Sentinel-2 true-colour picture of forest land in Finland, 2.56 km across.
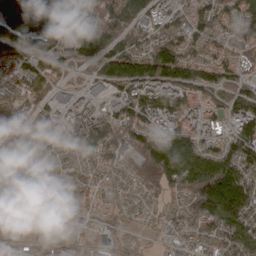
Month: April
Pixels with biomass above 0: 85%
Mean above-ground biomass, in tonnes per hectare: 88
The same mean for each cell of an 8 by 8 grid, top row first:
15 62 146 128 96 98 99 119
119 103 69 93 94 133 86 80
78 78 31 119 146 119 86 74
104 46 82 87 134 103 73 109
78 57 111 125 145 144 77 134
33 54 63 60 111 158 222 159
34 51 38 47 52 48 154 161
6 26 15 27 7 37 75 148
